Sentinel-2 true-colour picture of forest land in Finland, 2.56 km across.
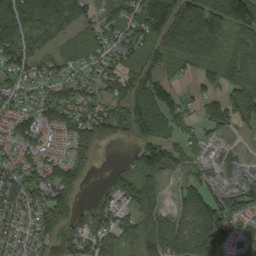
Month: September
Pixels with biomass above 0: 83%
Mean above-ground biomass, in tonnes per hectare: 78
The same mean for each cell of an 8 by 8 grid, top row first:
155 115 79 60 120 170 148 159
101 38 52 69 75 96 107 67
68 78 67 80 93 35 49 82
62 87 87 97 117 67 60 77
76 59 88 44 87 53 35 13
91 75 63 32 70 23 40 35
94 123 51 77 74 46 123 76
85 61 75 92 76 91 106 61
